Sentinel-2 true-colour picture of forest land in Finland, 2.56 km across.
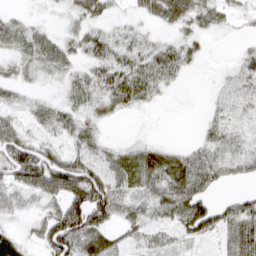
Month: March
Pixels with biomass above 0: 72%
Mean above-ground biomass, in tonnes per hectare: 36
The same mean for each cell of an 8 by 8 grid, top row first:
17 5 24 15 25 37 30 15
41 52 36 38 32 37 8 12
17 11 27 54 62 18 2 44
23 31 24 17 7 0 14 40
71 31 26 9 14 6 31 30
75 96 88 44 37 63 75 35
30 33 98 51 26 76 68 47
28 61 60 27 26 31 19 58
